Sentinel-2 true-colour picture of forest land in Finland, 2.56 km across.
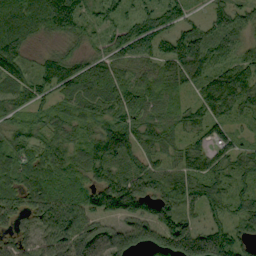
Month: September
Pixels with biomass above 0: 90%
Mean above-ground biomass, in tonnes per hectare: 79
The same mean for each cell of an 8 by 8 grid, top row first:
87 124 79 50 79 84 47 62
94 19 32 71 95 114 96 56
81 89 110 91 66 77 73 113
50 43 49 78 77 54 71 56
63 66 53 129 64 51 65 46
66 76 65 88 104 67 82 60
70 88 89 109 89 89 53 62
76 100 137 116 109 148 141 76
